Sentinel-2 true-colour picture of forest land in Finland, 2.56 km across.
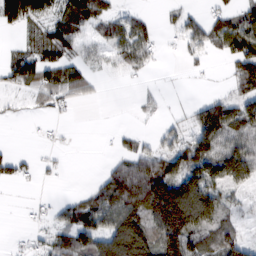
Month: February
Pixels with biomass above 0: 58%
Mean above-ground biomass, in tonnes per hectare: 56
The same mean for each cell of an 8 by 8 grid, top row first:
136 79 85 41 25 29 35 68
21 78 56 63 62 13 43 119
61 49 50 21 10 1 4 65
10 22 4 0 15 10 83 85
3 12 0 8 27 56 102 87
41 10 0 70 124 101 118 96
1 16 65 95 133 211 137 25
7 35 76 115 128 139 64 58
